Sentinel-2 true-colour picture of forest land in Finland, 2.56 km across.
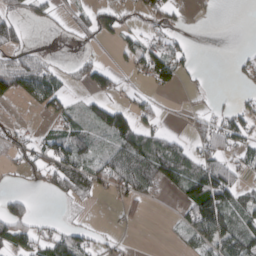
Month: March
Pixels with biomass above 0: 47%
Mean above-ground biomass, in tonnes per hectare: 44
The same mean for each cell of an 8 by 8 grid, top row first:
44 34 24 58 34 26 7 0
50 5 6 10 55 38 0 6
92 58 36 46 30 41 3 21
2 41 46 77 35 4 31 41
45 55 76 69 79 41 64 48
22 73 101 86 80 92 115 40
47 0 8 8 15 16 142 64
82 67 58 13 0 16 77 92
